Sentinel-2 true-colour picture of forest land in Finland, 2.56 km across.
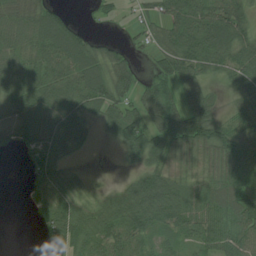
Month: July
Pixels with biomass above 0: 76%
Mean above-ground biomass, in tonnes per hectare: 54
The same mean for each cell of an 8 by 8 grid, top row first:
56 52 4 15 28 72 87 65
49 61 69 27 24 86 86 69
58 62 70 73 23 68 32 63
50 68 59 55 67 77 48 32
31 69 31 17 83 88 80 86
0 72 15 1 52 28 48 106
0 49 49 61 87 76 71 106
0 27 68 68 47 38 62 83
